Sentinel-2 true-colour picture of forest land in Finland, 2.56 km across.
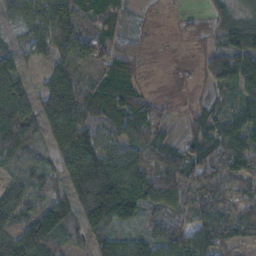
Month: November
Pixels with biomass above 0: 89%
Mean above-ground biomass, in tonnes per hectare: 91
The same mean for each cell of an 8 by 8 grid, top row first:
68 125 102 83 18 21 45 52
63 86 141 92 30 2 42 136
86 76 81 157 33 0 46 102
123 130 122 119 101 22 66 94
120 75 172 105 87 57 102 110
51 66 172 204 140 123 96 82
113 107 133 157 92 67 81 86
130 129 67 95 81 109 92 72
